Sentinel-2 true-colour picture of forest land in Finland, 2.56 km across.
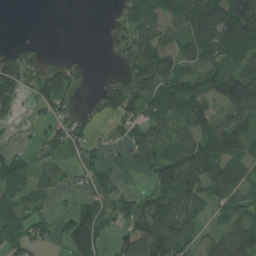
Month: July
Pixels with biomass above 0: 68%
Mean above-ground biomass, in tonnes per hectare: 80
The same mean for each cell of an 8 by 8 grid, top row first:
0 0 0 27 120 102 184 205
49 10 2 24 106 75 128 154
112 114 39 23 112 135 97 164
42 55 38 59 102 93 81 134
24 77 65 30 98 82 123 93
96 27 39 33 31 174 121 78
82 31 62 61 99 121 46 68
101 48 150 48 134 117 44 125
